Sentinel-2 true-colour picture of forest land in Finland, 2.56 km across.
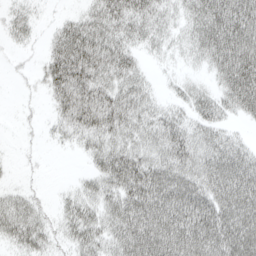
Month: April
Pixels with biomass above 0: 78%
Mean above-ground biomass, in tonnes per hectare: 43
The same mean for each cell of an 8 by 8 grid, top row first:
26 4 26 53 54 27 72 82
10 27 78 56 26 18 58 77
4 35 67 44 25 13 16 75
4 10 69 62 39 27 39 31
3 7 23 41 37 58 44 30
3 2 11 56 68 64 62 74
45 14 43 44 76 80 73 72
40 29 46 43 79 76 76 75
